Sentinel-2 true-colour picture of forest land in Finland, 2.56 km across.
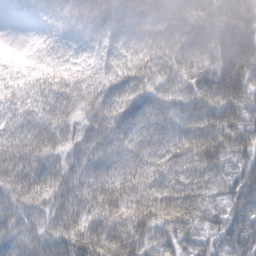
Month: February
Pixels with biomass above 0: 96%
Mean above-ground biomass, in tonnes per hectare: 58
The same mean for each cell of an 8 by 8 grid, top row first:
8 21 44 57 55 64 71 72
6 6 15 34 53 68 69 94
27 40 41 52 66 61 71 96
35 50 46 66 75 57 78 65
65 63 51 62 73 72 89 59
69 70 54 74 78 65 50 50
54 55 63 87 91 74 37 44
61 53 84 104 61 53 43 44
